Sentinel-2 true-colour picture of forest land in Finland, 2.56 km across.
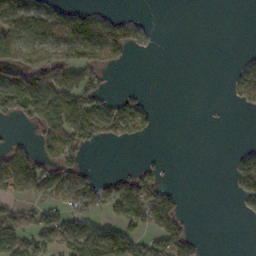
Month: October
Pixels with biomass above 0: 41%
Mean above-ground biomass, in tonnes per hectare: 51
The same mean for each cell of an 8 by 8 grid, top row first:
119 105 84 30 6 0 0 0
128 95 114 91 18 0 0 1
98 128 84 4 0 0 0 71
54 113 110 63 47 0 0 10
32 68 69 25 8 0 0 7
148 91 60 21 63 1 0 93
41 53 68 61 123 68 0 10
105 67 99 125 60 118 6 0
